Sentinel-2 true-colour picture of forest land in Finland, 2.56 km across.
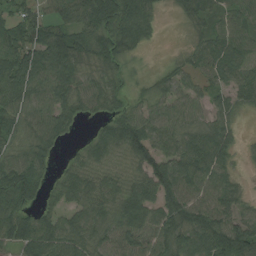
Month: August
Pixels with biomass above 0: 86%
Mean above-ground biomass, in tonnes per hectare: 63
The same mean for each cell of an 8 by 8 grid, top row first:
53 50 75 103 81 21 53 46
90 96 78 82 32 8 53 48
87 79 60 44 18 46 38 52
72 79 47 41 42 51 46 34
56 67 18 77 97 68 81 20
105 39 68 45 68 92 68 18
85 38 58 73 91 90 86 47
73 88 74 66 77 77 86 100
